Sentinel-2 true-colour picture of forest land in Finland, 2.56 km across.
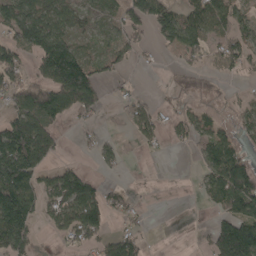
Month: April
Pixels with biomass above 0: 56%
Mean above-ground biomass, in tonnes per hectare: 71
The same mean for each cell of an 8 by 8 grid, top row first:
113 105 57 50 119 83 114 53
93 142 46 65 38 68 67 66
72 112 187 33 6 22 22 14
85 129 80 7 52 45 34 37
187 118 20 38 26 24 74 52
200 52 84 13 0 0 67 149
215 55 142 65 12 0 27 113
143 7 53 68 37 0 56 223
